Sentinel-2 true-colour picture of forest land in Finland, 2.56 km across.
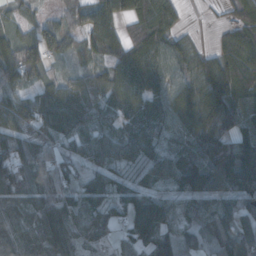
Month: October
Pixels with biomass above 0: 90%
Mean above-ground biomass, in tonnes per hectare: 91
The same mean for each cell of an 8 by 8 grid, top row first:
47 37 59 89 103 54 3 74
98 121 81 79 104 79 28 104
77 68 60 90 89 89 145 113
130 106 95 58 83 110 157 104
116 72 63 74 93 56 134 132
120 83 65 70 63 110 159 180
76 98 102 80 162 65 68 83
107 112 70 46 130 86 85 148
